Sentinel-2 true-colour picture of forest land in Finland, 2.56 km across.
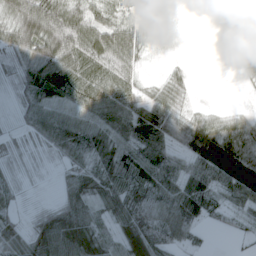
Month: April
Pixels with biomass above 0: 78%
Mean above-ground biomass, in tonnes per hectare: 55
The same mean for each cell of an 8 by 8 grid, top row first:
70 94 63 44 19 1 8 71
54 98 87 80 29 3 0 57
21 87 77 66 19 27 0 16
12 80 77 75 62 49 26 20
8 38 87 66 83 48 112 74
12 1 57 69 76 70 85 151
17 20 68 73 91 91 66 51
66 103 103 46 128 57 8 15
